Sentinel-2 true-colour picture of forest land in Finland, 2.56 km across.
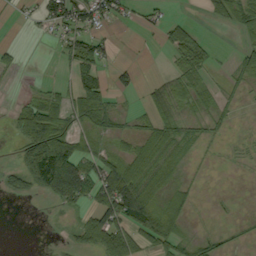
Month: September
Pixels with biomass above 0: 45%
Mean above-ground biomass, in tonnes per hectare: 34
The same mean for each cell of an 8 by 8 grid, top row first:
6 52 67 41 19 8 17 56
13 2 61 18 2 48 20 25
2 5 40 25 7 37 18 20
30 82 61 34 18 23 19 6
22 144 55 24 41 33 9 3
30 134 98 94 61 14 1 1
0 5 26 95 83 41 1 1
0 0 30 88 56 51 25 6
